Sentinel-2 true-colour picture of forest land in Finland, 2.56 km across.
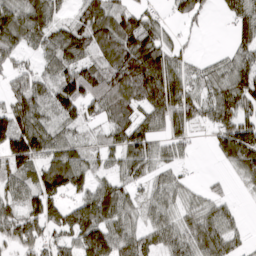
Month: March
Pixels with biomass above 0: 81%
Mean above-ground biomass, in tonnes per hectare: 76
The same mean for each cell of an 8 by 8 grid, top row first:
125 94 82 125 72 31 20 76
80 75 107 105 137 43 1 56
60 58 159 114 141 94 50 100
73 67 75 72 71 123 58 92
155 71 56 65 97 47 13 156
83 72 82 56 58 32 11 48
59 93 86 108 46 51 54 14
68 53 87 115 74 77 91 32
